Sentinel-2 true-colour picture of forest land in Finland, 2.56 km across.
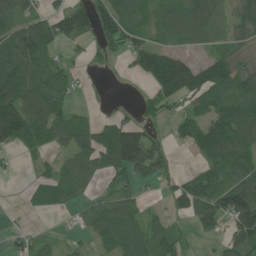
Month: June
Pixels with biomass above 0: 69%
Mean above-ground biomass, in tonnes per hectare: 71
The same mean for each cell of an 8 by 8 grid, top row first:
77 65 105 110 42 71 107 90
127 85 22 49 96 63 49 58
120 85 22 2 58 213 125 100
161 112 17 18 31 39 82 106
71 61 77 143 137 29 112 97
9 51 84 66 69 42 61 70
4 37 40 77 28 42 81 156
30 28 18 69 64 49 20 108
